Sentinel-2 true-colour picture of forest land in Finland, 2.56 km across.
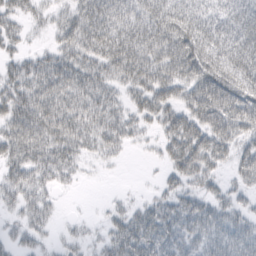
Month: March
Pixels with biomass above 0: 79%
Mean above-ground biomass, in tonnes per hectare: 49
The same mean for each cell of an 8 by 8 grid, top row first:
41 25 60 75 70 75 52 63
29 25 63 88 79 81 58 71
60 72 73 53 63 62 76 60
71 79 64 55 43 52 77 74
79 70 48 44 13 60 63 41
50 44 15 2 2 35 38 32
31 31 1 16 29 46 44 28
24 16 19 36 64 46 52 56
